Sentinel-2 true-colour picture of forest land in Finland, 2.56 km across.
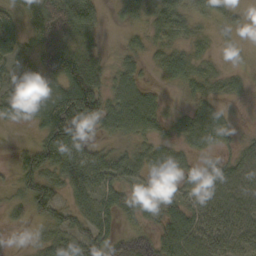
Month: October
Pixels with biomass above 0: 80%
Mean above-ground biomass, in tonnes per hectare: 53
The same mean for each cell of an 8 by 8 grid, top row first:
30 111 107 16 53 79 48 23
45 87 76 8 29 35 18 20
37 85 116 43 30 35 35 21
60 110 125 72 91 20 51 4
10 80 93 29 44 44 46 23
34 56 85 70 41 56 59 56
25 58 53 52 58 50 66 58
3 42 69 53 55 86 70 55
